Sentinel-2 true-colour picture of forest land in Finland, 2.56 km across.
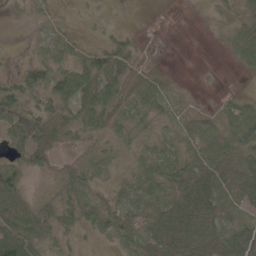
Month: May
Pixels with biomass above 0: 72%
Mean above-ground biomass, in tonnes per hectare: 38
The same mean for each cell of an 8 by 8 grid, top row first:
3 12 5 2 0 0 7 17
2 32 18 54 8 0 1 39
30 48 64 49 28 6 0 1
73 41 42 44 28 18 22 46
44 75 21 20 19 30 49 48
55 17 60 14 47 74 91 62
73 36 61 72 57 96 81 31
92 31 11 31 70 94 67 65
